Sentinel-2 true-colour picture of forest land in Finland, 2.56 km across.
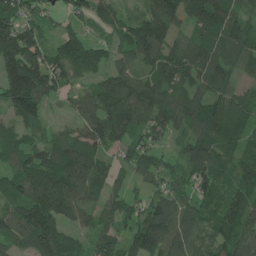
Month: June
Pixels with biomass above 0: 90%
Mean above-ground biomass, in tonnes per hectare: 102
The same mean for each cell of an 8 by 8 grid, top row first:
115 50 54 76 86 102 158 97
179 83 128 65 147 99 123 125
186 126 73 95 107 119 114 57
119 45 79 170 129 123 127 101
91 81 104 99 83 37 123 83
108 138 128 66 68 64 115 92
106 158 95 79 73 98 68 125
96 157 50 87 140 99 59 134
